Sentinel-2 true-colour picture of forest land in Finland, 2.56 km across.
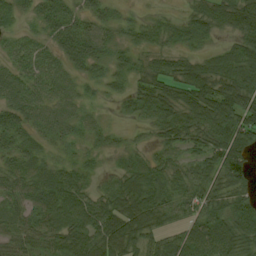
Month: August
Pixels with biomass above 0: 89%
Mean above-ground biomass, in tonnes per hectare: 55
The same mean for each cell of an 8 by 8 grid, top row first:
42 48 43 28 16 19 73 84
39 37 73 42 44 39 27 67
50 53 33 37 50 67 81 88
54 45 32 9 52 69 90 105
46 23 24 20 19 48 67 93
54 56 46 33 70 44 64 77
47 74 81 71 89 57 65 66
55 60 85 91 56 55 95 85
